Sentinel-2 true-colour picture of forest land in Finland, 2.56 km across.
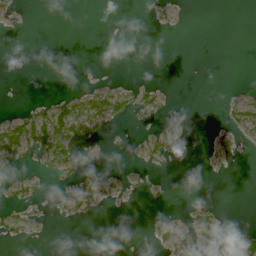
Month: July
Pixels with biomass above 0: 19%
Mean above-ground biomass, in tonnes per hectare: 6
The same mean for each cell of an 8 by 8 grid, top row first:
2 0 0 0 0 2 0 0
0 0 0 0 0 0 0 0
0 0 0 2 2 0 0 0
6 26 22 26 11 1 0 17
39 40 31 1 6 8 5 6
6 8 9 2 2 0 0 0
6 1 13 1 1 1 10 0
4 0 0 0 1 10 11 28
